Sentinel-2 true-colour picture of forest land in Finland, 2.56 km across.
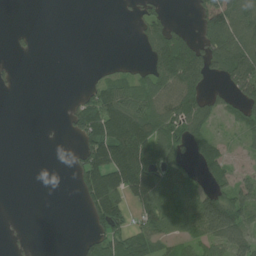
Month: July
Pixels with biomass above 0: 37%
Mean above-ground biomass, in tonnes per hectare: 41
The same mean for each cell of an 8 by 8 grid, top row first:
0 0 0 0 38 4 101 103
10 0 0 0 31 116 78 87
6 0 3 57 49 123 55 90
0 0 95 138 89 97 66 56
0 1 54 155 117 68 61 23
0 0 70 130 119 86 61 35
0 0 13 27 41 31 0 5
0 0 0 0 0 0 0 4
